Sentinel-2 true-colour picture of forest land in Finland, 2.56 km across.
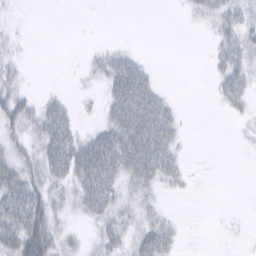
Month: February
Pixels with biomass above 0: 49%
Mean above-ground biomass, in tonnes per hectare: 19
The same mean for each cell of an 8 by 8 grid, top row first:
4 0 0 0 0 1 21 27
8 0 1 9 1 0 5 34
20 0 4 35 38 0 5 33
44 32 7 30 62 12 0 12
23 41 34 50 58 20 0 3
38 37 41 43 34 20 1 0
53 38 22 27 19 1 0 0
40 54 12 27 35 16 1 2
